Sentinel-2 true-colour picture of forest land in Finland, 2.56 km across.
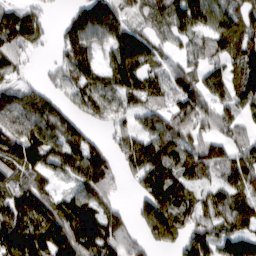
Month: March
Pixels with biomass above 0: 83%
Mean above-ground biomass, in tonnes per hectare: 92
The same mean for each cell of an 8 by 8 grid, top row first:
96 29 84 112 86 134 115 110
89 21 117 108 114 50 75 125
45 29 89 85 98 84 94 110
95 107 63 70 68 99 84 65
103 109 95 41 98 101 79 59
97 66 103 68 113 115 73 108
149 111 114 54 100 113 77 97
141 149 149 107 68 93 87 105
